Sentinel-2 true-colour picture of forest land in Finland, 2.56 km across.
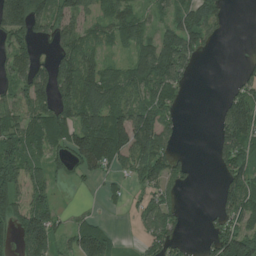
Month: July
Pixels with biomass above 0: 66%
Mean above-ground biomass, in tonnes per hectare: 71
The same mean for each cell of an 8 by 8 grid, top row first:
159 121 64 73 37 67 81 0
79 23 83 42 68 156 38 0
67 103 129 92 114 82 0 38
66 100 135 116 112 38 0 129
97 85 105 165 109 36 5 113
110 59 31 34 75 58 0 107
75 74 8 9 45 35 6 106
77 117 97 48 38 57 39 129
